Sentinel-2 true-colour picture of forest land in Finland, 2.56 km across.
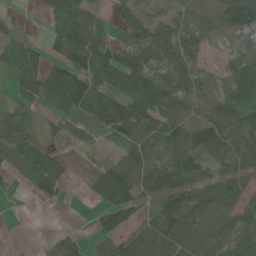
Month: May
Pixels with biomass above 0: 76%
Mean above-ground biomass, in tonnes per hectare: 63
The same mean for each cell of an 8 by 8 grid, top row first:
23 36 74 28 49 39 37 123
55 55 124 74 86 101 24 37
41 92 120 106 109 80 37 89
53 23 82 116 119 68 50 71
61 33 16 29 64 93 109 74
21 90 5 92 65 115 66 57
0 7 1 98 45 98 87 69
2 9 30 80 71 78 75 77
